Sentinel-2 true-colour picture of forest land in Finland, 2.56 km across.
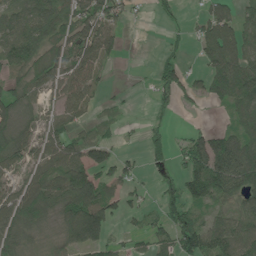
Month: June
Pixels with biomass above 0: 66%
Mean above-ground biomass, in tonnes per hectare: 62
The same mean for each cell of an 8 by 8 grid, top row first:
79 96 80 69 5 11 69 48
97 63 87 45 0 7 91 80
35 71 75 8 3 63 80 134
51 27 42 14 2 16 7 68
73 66 67 49 24 31 132 100
44 82 105 61 18 36 158 127
135 74 151 65 35 64 45 66
63 19 116 43 32 87 84 95
